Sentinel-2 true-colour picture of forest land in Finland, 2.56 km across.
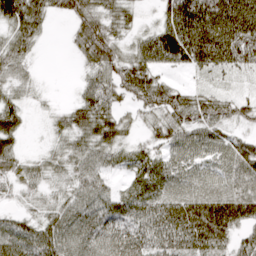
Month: April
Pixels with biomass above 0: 84%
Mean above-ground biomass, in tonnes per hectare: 55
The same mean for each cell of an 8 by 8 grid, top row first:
89 44 61 50 11 105 114 109
58 3 43 62 60 90 113 89
39 2 18 59 67 15 21 15
45 14 59 51 39 68 57 41
35 17 49 57 30 56 59 49
51 41 59 29 57 58 48 66
20 41 75 67 65 73 82 75
74 77 83 78 66 70 77 37
